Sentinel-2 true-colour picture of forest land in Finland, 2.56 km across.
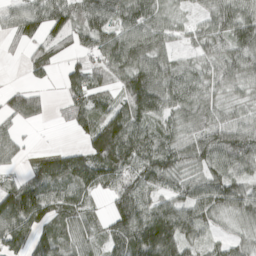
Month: April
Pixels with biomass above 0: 83%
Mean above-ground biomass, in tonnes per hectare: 78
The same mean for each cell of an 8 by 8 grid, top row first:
69 112 79 91 102 35 52 93
24 70 46 105 98 37 63 84
1 29 83 70 129 91 65 70
73 25 78 92 108 71 66 36
35 2 38 184 106 68 103 111
29 103 117 106 112 74 79 68
130 103 78 62 98 102 86 70
111 89 64 72 143 137 43 35
